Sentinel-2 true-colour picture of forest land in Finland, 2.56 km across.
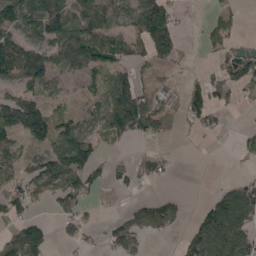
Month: May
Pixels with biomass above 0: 57%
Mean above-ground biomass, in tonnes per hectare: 66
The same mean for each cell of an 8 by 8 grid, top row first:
127 156 85 62 144 49 22 20
109 98 150 91 76 71 41 21
77 74 48 49 31 24 58 76
178 84 43 143 146 46 85 12
56 86 135 29 20 6 3 22
63 109 100 49 39 8 1 19
69 20 59 9 52 40 56 129
92 74 47 49 40 15 122 110
